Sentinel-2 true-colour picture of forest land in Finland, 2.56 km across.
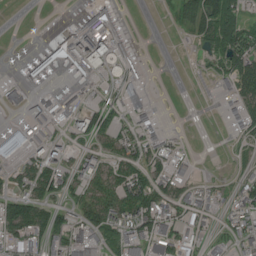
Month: July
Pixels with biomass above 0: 53%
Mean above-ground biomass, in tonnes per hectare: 45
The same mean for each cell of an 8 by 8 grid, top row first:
0 0 31 64 0 23 88 69
5 59 138 99 3 1 46 102
16 34 33 30 27 0 9 81
15 34 58 32 35 0 0 57
103 52 27 39 53 17 0 11
30 85 62 60 68 63 7 22
87 62 58 83 97 55 30 54
57 68 60 60 75 78 37 45
